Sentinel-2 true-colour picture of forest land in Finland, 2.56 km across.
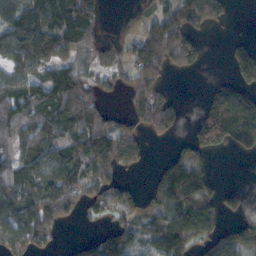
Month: November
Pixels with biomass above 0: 65%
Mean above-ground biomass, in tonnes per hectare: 92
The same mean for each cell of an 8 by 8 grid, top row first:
119 146 162 6 55 65 83 3
189 176 120 43 70 101 19 49
97 98 110 35 71 9 12 65
143 124 158 46 98 58 124 188
94 111 130 153 62 31 125 112
120 126 122 87 12 166 70 0
125 121 63 78 60 148 134 27
122 75 40 106 60 170 97 81
